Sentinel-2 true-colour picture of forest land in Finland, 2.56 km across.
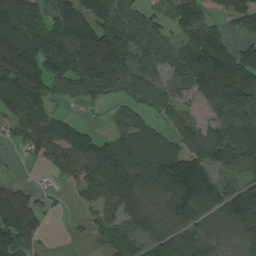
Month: August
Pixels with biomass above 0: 79%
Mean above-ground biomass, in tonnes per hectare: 104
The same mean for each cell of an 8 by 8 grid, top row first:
196 94 157 112 51 78 72 107
212 180 224 221 61 45 156 72
195 124 156 150 75 51 178 153
139 117 15 31 50 69 38 113
41 127 142 105 130 86 119 109
10 20 98 177 124 168 104 86
174 31 23 91 112 129 90 158
122 22 9 79 60 76 75 70
